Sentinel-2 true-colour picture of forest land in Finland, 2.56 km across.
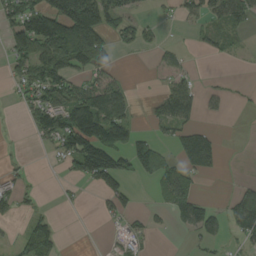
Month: August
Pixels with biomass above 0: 44%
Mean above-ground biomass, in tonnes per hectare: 57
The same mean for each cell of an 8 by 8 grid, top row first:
145 172 227 99 22 25 65 65
118 156 196 46 25 14 25 12
56 124 51 44 2 37 2 2
8 113 122 119 14 92 13 3
3 36 139 110 55 55 83 0
25 2 69 117 34 90 26 2
46 6 6 46 10 83 52 86
27 88 0 9 22 1 40 38
